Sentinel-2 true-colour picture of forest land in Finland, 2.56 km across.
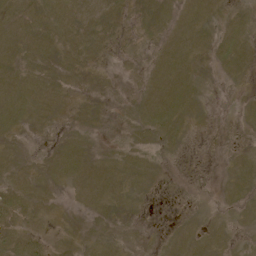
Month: May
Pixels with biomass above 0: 64%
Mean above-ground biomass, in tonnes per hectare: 7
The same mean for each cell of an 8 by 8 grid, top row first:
9 17 10 10 5 11 6 5
9 10 10 4 2 11 6 9
9 9 5 5 6 10 4 3
11 7 7 6 13 13 2 4
5 3 16 8 10 5 1 4
8 16 10 9 7 4 0 7
11 6 4 7 2 0 2 6
12 5 6 9 12 5 6 2
